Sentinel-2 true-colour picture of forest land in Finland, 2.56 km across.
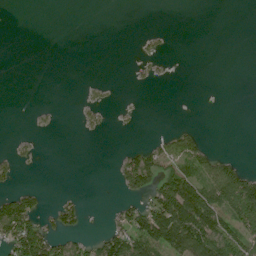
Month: July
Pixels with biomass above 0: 25%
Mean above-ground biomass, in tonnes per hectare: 26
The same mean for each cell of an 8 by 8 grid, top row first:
0 0 0 0 0 0 0 0
0 0 0 0 7 1 0 0
0 0 1 3 7 2 0 0
0 5 9 7 1 0 0 0
10 0 0 0 16 55 15 0
13 0 0 9 77 82 69 89
92 18 32 12 49 107 96 119
100 75 28 58 94 93 116 92
